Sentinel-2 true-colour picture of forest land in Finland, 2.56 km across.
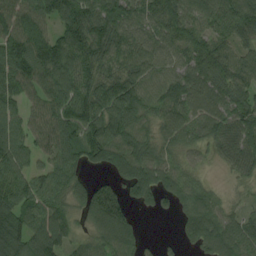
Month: August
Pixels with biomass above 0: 89%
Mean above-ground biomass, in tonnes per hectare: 93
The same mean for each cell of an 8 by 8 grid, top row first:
132 108 127 112 89 109 91 114
118 131 121 96 84 84 103 76
122 114 106 101 97 94 100 100
79 103 113 119 86 89 79 102
105 85 115 147 98 83 70 108
92 80 53 54 123 98 27 54
98 95 63 144 30 46 93 47
111 136 46 121 32 19 99 116
